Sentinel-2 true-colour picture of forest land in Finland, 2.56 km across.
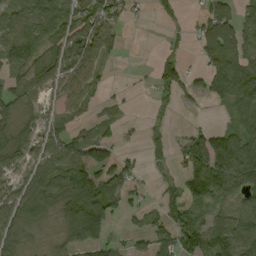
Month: September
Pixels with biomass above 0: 66%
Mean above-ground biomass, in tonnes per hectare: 62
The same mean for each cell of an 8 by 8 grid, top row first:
79 96 80 69 5 11 69 48
97 63 87 45 0 7 91 80
35 71 75 8 3 63 80 134
51 27 42 14 2 16 7 68
73 66 67 49 24 31 132 100
44 82 105 61 18 36 158 127
135 74 151 65 35 64 45 66
63 19 116 43 32 87 84 95
